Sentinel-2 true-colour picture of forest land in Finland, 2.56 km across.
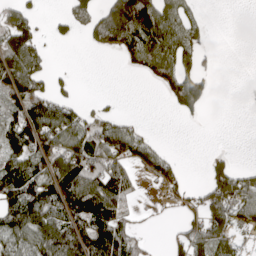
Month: April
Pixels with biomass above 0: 53%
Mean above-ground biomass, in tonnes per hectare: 60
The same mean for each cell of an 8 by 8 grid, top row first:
90 13 51 153 170 78 9 0
105 25 6 50 104 92 20 0
100 50 5 0 14 84 37 3
79 123 56 25 1 27 10 2
79 97 94 96 50 1 0 0
108 95 123 129 34 46 48 60
96 101 123 104 6 26 81 72
78 111 114 133 24 47 92 24
